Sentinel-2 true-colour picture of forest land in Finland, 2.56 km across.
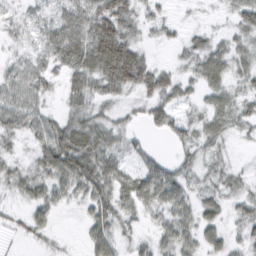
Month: February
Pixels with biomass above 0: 82%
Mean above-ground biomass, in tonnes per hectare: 32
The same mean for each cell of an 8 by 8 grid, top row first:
21 28 55 81 23 7 4 31
17 40 63 94 21 13 33 23
40 28 38 65 55 28 39 21
49 24 32 20 24 30 29 23
11 51 69 36 17 28 27 7
23 40 73 50 43 37 25 20
11 33 18 43 29 53 29 21
7 11 8 45 15 52 29 20
